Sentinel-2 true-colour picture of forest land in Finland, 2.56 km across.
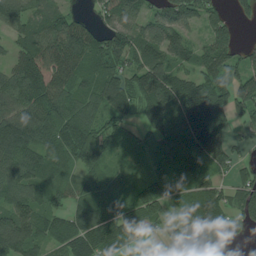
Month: July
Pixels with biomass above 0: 83%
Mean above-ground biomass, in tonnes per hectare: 94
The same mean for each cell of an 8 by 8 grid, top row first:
113 69 41 95 76 129 74 36
67 159 146 117 109 94 88 45
127 213 103 131 142 113 98 103
118 124 95 94 106 122 199 76
153 104 165 72 40 86 121 27
123 96 81 57 43 43 54 47
109 81 90 78 133 26 118 87
125 81 144 105 33 44 44 13
